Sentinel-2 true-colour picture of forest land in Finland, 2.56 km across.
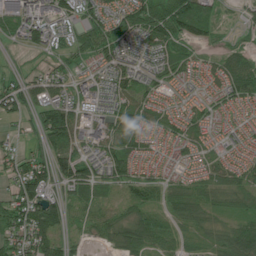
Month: June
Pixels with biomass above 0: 83%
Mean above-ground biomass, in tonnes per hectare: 54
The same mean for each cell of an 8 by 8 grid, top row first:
88 77 49 63 91 123 76 13
15 49 55 65 50 58 25 32
32 52 31 56 52 40 38 88
49 95 41 60 68 40 37 28
21 63 56 75 51 44 38 33
67 71 73 57 43 29 47 48
94 92 44 34 64 60 45 35
76 81 22 39 75 41 29 92
